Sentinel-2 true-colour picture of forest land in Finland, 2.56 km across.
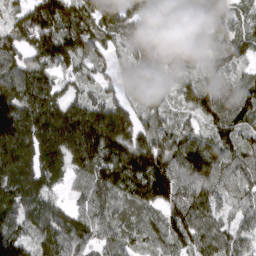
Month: March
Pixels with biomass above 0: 94%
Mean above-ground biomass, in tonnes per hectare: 133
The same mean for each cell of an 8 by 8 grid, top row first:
77 174 153 147 129 94 116 66
116 190 153 80 141 134 57 119
176 122 103 71 67 73 87 75
206 215 198 176 90 68 131 112
249 216 247 201 159 141 124 120
213 155 93 155 221 160 146 102
184 141 90 104 111 157 107 80
127 147 129 76 85 127 113 94
